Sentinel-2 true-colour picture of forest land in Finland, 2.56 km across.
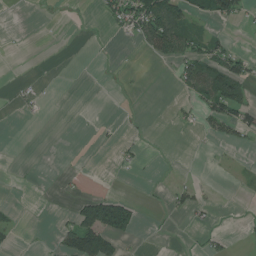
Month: July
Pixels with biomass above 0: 21%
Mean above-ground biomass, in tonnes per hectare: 22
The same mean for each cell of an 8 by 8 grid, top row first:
0 1 1 38 99 75 44 37
0 0 0 2 30 60 54 13
5 1 0 0 1 26 68 62
7 5 0 0 1 12 47 67
0 0 0 6 7 0 6 17
1 0 88 20 1 3 1 5
8 0 63 164 9 17 12 1
8 2 101 74 2 0 14 3
